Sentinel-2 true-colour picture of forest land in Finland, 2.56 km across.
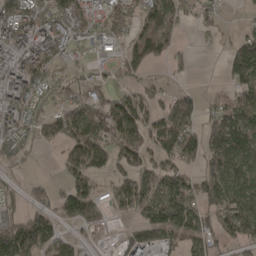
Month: April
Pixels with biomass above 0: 69%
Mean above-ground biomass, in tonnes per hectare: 96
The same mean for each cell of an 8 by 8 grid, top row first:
112 79 73 110 120 84 42 9
108 95 30 40 170 59 14 129
110 112 53 42 46 17 6 118
112 81 148 175 125 179 60 131
77 55 200 133 113 133 156 162
28 18 126 78 142 119 122 132
44 99 82 42 134 195 102 129
263 117 36 12 113 59 79 75
